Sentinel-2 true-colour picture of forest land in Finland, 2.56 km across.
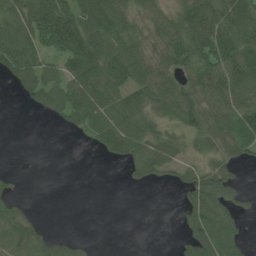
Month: July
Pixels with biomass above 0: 63%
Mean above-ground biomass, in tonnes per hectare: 57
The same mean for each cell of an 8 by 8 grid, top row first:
79 128 96 100 51 62 120 101
98 83 132 92 67 94 126 109
49 65 97 79 78 55 86 89
0 41 86 86 66 75 76 81
0 0 5 69 74 42 46 66
11 0 0 0 46 35 85 16
44 0 0 0 0 17 103 38
83 51 16 0 0 11 88 43
